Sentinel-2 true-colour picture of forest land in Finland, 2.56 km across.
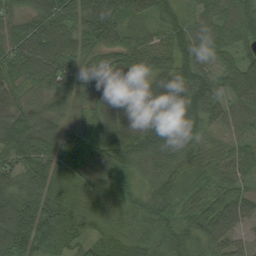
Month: August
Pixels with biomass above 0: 97%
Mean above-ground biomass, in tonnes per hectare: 60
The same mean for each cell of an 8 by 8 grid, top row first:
45 83 78 103 49 42 39 63
77 91 61 70 65 54 44 37
51 67 58 98 102 99 62 66
45 47 35 57 77 92 75 40
69 62 74 78 78 62 34 32
57 81 60 42 34 54 29 40
82 74 63 40 38 33 52 85
89 53 53 39 36 38 58 39
